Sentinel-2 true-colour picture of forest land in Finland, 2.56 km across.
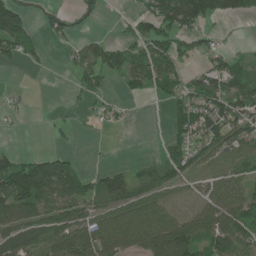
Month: June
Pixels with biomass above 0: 57%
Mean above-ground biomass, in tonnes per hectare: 58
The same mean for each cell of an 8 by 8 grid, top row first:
91 28 30 4 73 167 80 53
66 13 33 66 78 76 47 9
0 0 37 29 73 70 77 84
13 4 15 19 0 54 117 93
4 4 2 1 0 46 88 73
116 145 84 59 32 60 40 42
108 77 72 67 81 31 66 83
77 71 104 87 87 138 64 75
